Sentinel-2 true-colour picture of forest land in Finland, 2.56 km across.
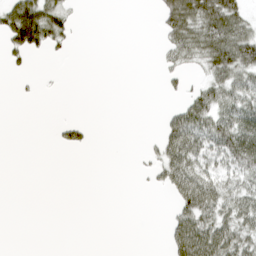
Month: April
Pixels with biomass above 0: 35%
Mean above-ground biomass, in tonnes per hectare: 27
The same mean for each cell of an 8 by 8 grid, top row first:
100 76 4 0 0 75 92 50
53 35 2 0 0 46 78 90
4 1 0 0 0 13 38 49
0 0 0 0 0 30 68 62
0 2 23 0 5 72 56 87
0 0 0 0 5 65 49 52
0 0 0 0 0 31 64 58
0 0 0 0 0 53 82 56
